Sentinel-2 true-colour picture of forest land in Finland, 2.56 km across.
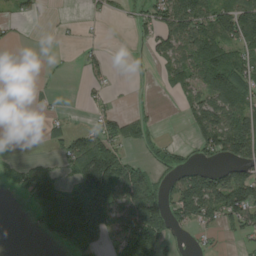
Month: August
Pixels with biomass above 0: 47%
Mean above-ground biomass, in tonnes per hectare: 51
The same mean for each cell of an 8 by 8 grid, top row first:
21 3 4 13 35 125 82 114
5 1 12 2 21 79 105 66
3 2 8 12 3 48 89 87
1 7 2 24 10 3 112 106
0 17 72 65 30 13 72 124
23 62 99 141 62 46 88 78
1 107 139 100 152 62 115 106
0 23 85 39 123 20 7 18
